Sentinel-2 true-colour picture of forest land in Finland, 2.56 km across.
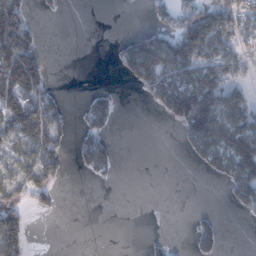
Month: January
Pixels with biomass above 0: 41%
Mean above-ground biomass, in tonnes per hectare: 45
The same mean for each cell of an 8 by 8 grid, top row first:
98 5 0 0 3 53 96 83
132 9 0 15 104 106 106 58
131 37 0 2 98 88 90 47
97 76 20 41 4 115 143 92
52 88 33 21 0 9 107 97
58 78 8 12 0 0 22 101
61 29 0 0 0 0 3 38
91 0 0 0 7 3 41 0
